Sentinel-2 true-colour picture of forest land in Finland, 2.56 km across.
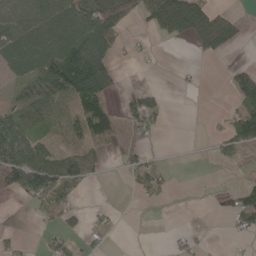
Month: May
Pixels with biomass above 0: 45%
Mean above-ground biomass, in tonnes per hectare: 41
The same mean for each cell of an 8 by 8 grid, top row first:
78 100 83 83 38 90 73 13
61 95 152 66 8 1 50 13
25 102 178 74 1 5 1 62
38 51 66 38 84 0 3 57
106 27 38 21 13 0 9 55
108 103 68 1 53 7 0 4
0 39 23 9 8 1 4 72
16 17 35 8 0 9 5 7
